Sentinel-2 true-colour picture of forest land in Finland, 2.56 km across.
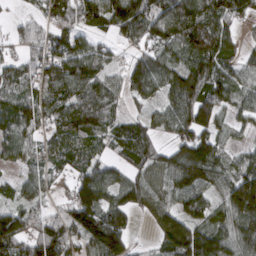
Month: March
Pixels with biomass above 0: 84%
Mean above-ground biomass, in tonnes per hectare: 98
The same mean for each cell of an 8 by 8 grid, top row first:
24 77 123 139 129 152 144 84
40 104 101 47 80 102 145 56
96 113 123 61 132 117 142 76
112 90 125 68 46 119 121 58
96 75 88 65 101 85 117 31
35 60 95 91 85 125 116 113
75 42 149 110 55 83 89 153
156 159 100 174 10 148 145 121
